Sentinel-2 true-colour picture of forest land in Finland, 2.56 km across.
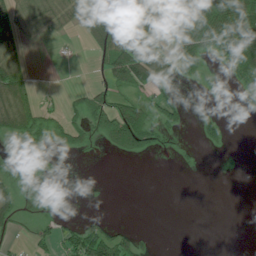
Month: July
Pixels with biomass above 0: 39%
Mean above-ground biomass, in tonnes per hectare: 35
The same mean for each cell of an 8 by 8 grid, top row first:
39 51 103 147 98 71 129 116
37 1 6 91 99 50 64 106
68 0 0 38 73 38 16 32
80 16 30 81 51 37 5 4
8 28 30 64 73 9 20 0
7 8 0 0 0 2 0 4
32 17 0 0 0 0 0 0
5 28 62 71 13 0 0 0
